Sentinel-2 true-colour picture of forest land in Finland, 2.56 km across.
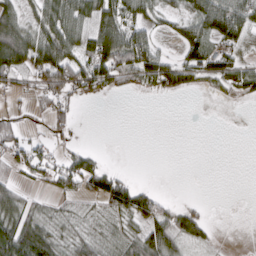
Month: March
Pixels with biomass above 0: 54%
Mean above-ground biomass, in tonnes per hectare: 37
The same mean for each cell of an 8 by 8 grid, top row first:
56 53 66 73 40 28 81 77
112 66 62 123 85 15 61 31
41 56 78 61 41 46 23 43
17 31 9 0 0 0 0 0
44 28 8 0 0 0 0 0
26 32 78 41 0 0 0 0
54 18 13 45 67 26 7 0
112 65 37 26 66 49 16 0
